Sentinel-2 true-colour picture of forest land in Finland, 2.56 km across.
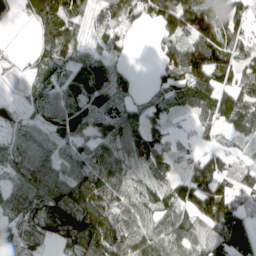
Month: April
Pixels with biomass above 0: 82%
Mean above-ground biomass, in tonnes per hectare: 82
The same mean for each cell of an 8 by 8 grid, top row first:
34 100 58 63 83 142 125 88
4 81 69 47 1 97 167 68
28 59 83 74 5 100 125 73
45 83 88 78 62 64 74 117
81 89 64 88 96 26 28 42
71 108 92 100 40 40 126 71
100 134 132 88 66 84 136 111
72 56 118 118 96 94 115 175
